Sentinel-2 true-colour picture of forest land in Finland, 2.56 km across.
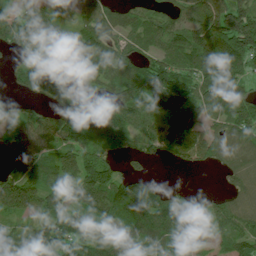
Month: July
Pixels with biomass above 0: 83%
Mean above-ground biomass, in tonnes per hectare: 88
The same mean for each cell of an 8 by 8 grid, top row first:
124 152 48 78 62 69 139 144
66 80 76 67 54 96 142 161
42 100 45 74 98 99 123 94
51 57 56 76 103 131 109 105
74 97 108 60 54 114 82 75
97 98 135 97 44 1 2 65
131 79 92 125 167 97 41 68
73 135 90 108 90 109 59 72
